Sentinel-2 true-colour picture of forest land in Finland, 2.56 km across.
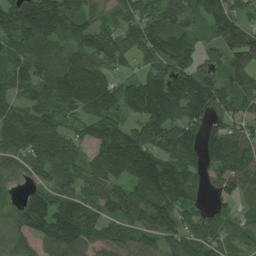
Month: July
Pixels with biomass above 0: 89%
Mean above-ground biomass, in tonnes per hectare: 102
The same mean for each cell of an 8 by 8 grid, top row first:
136 155 79 57 93 102 133 76
93 69 86 107 96 124 49 181
87 86 162 83 98 117 101 120
73 98 94 113 136 127 133 87
99 99 58 124 118 139 121 106
40 63 87 83 127 157 79 116
54 133 141 83 127 121 56 46
77 115 147 100 92 96 94 74
